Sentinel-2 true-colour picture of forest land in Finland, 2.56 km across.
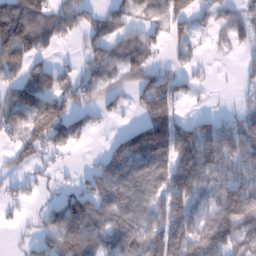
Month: January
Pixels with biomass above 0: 68%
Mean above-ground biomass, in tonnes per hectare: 73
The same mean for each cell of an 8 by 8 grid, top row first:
149 87 68 68 44 85 34 51
155 39 26 83 89 37 12 29
55 85 76 77 82 58 13 20
62 60 58 37 77 74 20 38
56 63 30 29 169 133 119 104
34 22 20 101 115 119 87 65
23 47 105 108 86 108 77 140
12 72 135 87 115 135 122 99
